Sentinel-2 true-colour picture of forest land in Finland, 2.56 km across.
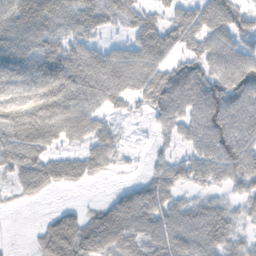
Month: November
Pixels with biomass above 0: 76%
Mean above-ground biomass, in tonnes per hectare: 63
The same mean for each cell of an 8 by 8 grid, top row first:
110 104 78 54 57 60 92 65
78 72 55 35 85 62 74 63
87 128 99 88 87 78 80 94
136 128 90 34 22 66 99 78
103 66 45 47 3 36 81 96
55 67 48 14 21 55 57 66
8 3 15 29 74 55 45 27
1 52 67 61 56 53 52 29
